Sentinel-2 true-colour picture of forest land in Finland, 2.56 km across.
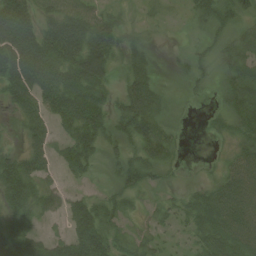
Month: July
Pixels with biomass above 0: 73%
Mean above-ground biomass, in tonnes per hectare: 50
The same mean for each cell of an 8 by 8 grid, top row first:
103 47 78 30 12 5 44 37
115 90 104 73 34 5 20 41
104 81 95 32 64 9 16 51
49 79 109 47 89 5 10 50
10 58 93 32 57 23 4 34
105 34 29 19 45 7 10 68
71 47 55 41 13 22 72 79
85 44 88 48 22 12 56 77
